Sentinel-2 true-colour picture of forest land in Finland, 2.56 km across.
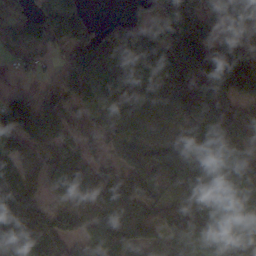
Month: November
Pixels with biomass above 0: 88%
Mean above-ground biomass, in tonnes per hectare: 124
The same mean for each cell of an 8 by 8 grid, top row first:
86 164 99 15 92 181 85 117
87 112 139 139 160 210 163 100
21 40 123 118 94 140 131 104
170 136 46 111 134 99 132 78
142 110 59 61 126 142 101 111
144 93 86 79 109 144 194 142
204 105 105 143 131 142 197 188
191 171 79 146 153 163 217 143
